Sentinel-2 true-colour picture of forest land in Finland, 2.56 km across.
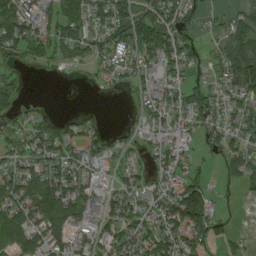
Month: August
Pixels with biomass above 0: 68%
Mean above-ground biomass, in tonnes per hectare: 60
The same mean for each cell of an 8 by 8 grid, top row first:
100 69 70 103 79 83 33 46
69 68 57 81 96 81 24 85
18 4 7 31 59 53 39 108
36 7 6 0 52 75 79 55
42 57 72 33 40 73 43 54
75 90 79 28 45 73 32 52
84 91 99 66 58 112 82 8
79 77 56 77 74 99 65 23
